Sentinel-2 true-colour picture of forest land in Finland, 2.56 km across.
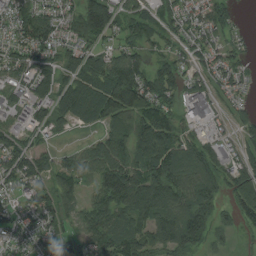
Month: August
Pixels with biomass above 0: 83%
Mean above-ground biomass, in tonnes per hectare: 82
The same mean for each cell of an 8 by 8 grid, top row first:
81 81 107 95 70 70 79 17
66 82 71 55 63 44 66 35
64 82 103 136 116 95 60 45
52 74 95 120 126 65 77 42
69 30 26 109 133 111 61 62
92 66 83 133 126 111 103 98
57 81 65 128 134 131 97 89
40 47 51 120 99 128 81 23
